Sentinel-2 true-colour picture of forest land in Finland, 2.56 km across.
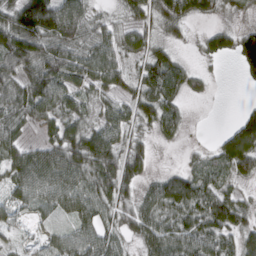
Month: March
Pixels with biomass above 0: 82%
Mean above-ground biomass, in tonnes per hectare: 53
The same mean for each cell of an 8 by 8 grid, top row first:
95 161 90 16 42 65 24 16
112 72 57 53 41 21 42 72
61 109 53 43 57 71 17 13
58 56 42 43 49 49 0 25
51 47 72 67 29 11 10 118
57 77 70 92 37 43 48 43
33 36 56 48 47 72 76 55
15 22 58 47 45 73 70 48
